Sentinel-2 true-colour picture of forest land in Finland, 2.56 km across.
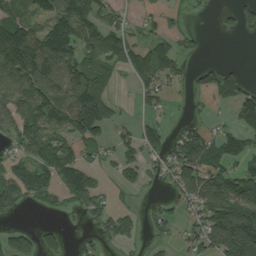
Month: August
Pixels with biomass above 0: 59%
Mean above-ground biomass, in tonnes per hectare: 91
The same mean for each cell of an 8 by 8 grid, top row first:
107 125 160 78 36 18 7 70
259 160 152 141 86 60 7 0
154 174 157 47 86 52 50 54
134 192 279 51 31 8 23 106
79 140 115 60 94 79 108 85
109 103 117 27 64 129 126 97
48 42 58 64 27 44 143 188
81 33 24 49 31 38 143 214
